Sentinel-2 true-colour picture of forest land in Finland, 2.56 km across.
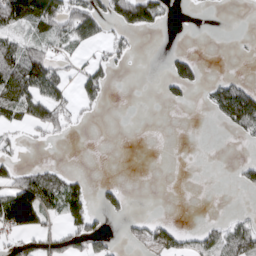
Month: March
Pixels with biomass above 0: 32%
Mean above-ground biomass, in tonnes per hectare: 34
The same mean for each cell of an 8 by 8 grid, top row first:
117 124 84 55 96 4 2 0
57 39 31 26 1 4 0 2
90 88 38 22 0 72 15 21
61 77 18 0 0 1 15 110
17 10 0 0 0 0 0 6
36 53 17 0 0 0 0 22
171 67 60 36 0 0 0 2
27 46 61 22 50 50 42 85
